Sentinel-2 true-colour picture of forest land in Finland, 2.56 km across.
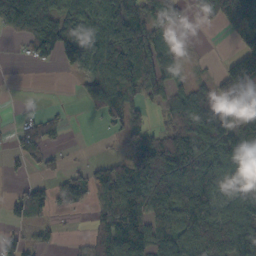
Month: October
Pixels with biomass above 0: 65%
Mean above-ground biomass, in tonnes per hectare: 80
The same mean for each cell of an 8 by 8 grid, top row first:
117 129 89 115 93 35 53 150
8 111 116 101 129 26 1 44
0 0 33 115 108 35 30 184
7 18 7 89 49 79 145 158
21 36 1 4 75 112 124 128
10 24 44 94 125 146 151 117
27 60 33 116 149 146 130 150
24 16 14 119 125 119 168 168
